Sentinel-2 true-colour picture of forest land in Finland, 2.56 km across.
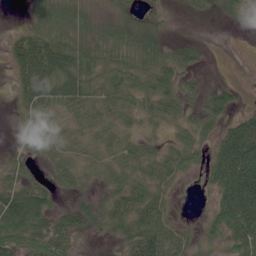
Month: June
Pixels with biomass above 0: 74%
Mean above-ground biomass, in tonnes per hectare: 40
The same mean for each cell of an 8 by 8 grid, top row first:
0 64 52 24 26 8 13 20
50 74 49 46 50 24 8 0
32 83 57 39 36 33 7 4
18 45 30 32 36 24 39 25
14 43 26 34 32 32 29 100
31 20 36 33 38 38 30 127
97 50 33 41 67 13 18 116
70 78 20 16 72 55 18 70
